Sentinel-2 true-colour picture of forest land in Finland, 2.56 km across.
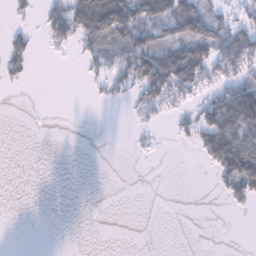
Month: January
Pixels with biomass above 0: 34%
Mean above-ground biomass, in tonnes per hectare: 35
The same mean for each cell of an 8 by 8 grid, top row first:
15 49 125 176 103 119 72 29
54 13 31 66 95 90 93 97
20 0 4 50 110 133 56 67
0 0 0 0 29 26 63 145
0 0 0 0 10 7 71 103
0 0 0 0 0 0 5 122
0 0 0 0 0 0 0 13
0 0 0 0 0 0 0 0
